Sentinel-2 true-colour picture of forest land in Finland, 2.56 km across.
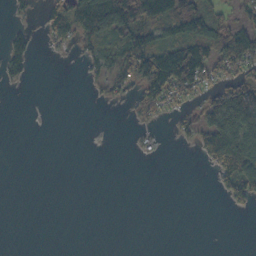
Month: October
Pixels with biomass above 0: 34%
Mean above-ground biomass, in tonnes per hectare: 35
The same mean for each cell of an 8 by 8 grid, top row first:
15 49 125 176 103 119 72 29
54 13 31 66 95 90 93 97
20 0 4 50 110 133 56 67
0 0 0 0 29 26 63 145
0 0 0 0 10 7 71 103
0 0 0 0 0 0 5 122
0 0 0 0 0 0 0 13
0 0 0 0 0 0 0 0
